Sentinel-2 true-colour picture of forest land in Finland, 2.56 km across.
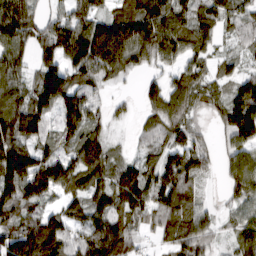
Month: March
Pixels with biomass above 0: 87%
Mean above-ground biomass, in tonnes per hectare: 100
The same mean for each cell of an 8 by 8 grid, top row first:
160 55 96 95 176 136 98 90
108 84 148 133 133 116 66 45
93 133 96 54 41 76 70 72
142 91 118 40 49 103 57 133
135 65 121 51 46 86 39 111
198 155 127 104 102 130 41 110
113 51 80 123 111 130 35 60
188 213 93 167 40 99 68 82
